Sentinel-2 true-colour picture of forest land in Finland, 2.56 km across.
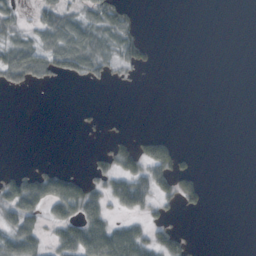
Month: October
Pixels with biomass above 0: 33%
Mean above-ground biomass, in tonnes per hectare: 21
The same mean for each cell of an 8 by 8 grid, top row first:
24 40 33 51 2 0 0 0
48 53 72 37 28 0 0 0
41 24 23 12 2 0 0 0
0 0 3 0 0 0 0 0
0 0 1 20 25 17 0 0
26 35 19 46 55 47 2 0
69 44 60 30 43 12 10 0
64 21 67 77 43 37 0 0
